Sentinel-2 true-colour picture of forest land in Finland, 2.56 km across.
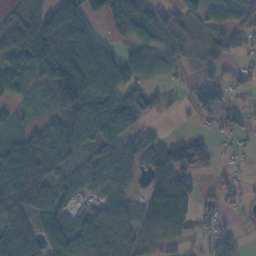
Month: November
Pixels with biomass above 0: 75%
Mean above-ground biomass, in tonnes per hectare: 60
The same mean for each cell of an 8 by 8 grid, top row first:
29 95 89 69 65 55 48 63
71 139 111 40 66 39 39 36
61 86 134 93 59 23 15 34
19 26 86 85 61 10 16 40
56 67 52 84 50 50 50 15
116 76 56 76 42 111 32 19
77 77 38 60 74 153 28 23
91 78 76 60 64 42 35 22
